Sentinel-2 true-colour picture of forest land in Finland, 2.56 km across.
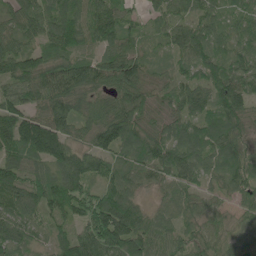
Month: June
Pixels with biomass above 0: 96%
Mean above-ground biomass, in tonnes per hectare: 81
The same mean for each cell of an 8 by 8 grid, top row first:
66 90 92 102 37 63 59 45
71 71 78 73 39 66 79 51
94 116 114 106 73 56 77 90
103 106 81 105 87 72 85 95
125 191 63 102 101 93 98 77
105 95 103 84 59 87 49 78
81 87 75 138 47 59 34 39
78 44 97 132 101 62 59 26
